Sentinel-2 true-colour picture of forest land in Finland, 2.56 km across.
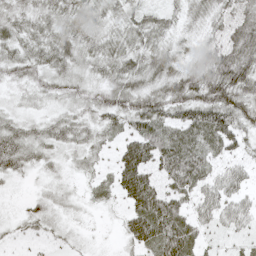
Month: May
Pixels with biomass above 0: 89%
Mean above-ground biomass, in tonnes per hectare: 39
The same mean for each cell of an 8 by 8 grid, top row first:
33 35 40 26 28 20 30 45
37 45 39 35 40 25 34 62
28 35 31 38 42 53 61 63
22 21 30 46 60 47 71 54
48 36 32 23 76 74 59 34
23 15 17 37 76 73 44 38
8 24 13 14 89 61 46 44
10 14 9 3 66 96 16 18
